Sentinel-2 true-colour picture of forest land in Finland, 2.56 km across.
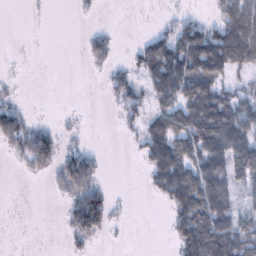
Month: January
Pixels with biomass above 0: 49%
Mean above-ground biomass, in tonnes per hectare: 50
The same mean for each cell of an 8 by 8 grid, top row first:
0 2 5 0 0 16 13 145
0 0 6 28 47 118 159 153
5 0 0 32 45 132 109 29
46 0 3 7 46 77 130 116
48 65 17 0 60 96 139 133
3 24 90 2 19 143 139 82
0 0 76 36 0 77 125 50
0 0 27 5 0 52 147 105
